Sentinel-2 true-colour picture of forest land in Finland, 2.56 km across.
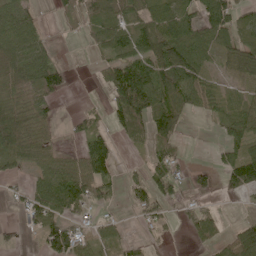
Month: May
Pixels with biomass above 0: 61%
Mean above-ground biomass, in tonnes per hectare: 49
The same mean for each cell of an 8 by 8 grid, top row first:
61 4 41 52 61 71 71 43
84 33 5 61 70 112 59 72
65 55 0 74 107 106 42 48
43 40 15 55 104 84 26 58
84 39 30 43 34 48 3 56
19 64 112 53 29 42 26 71
12 79 57 22 41 27 26 3
17 66 45 39 18 4 33 70
